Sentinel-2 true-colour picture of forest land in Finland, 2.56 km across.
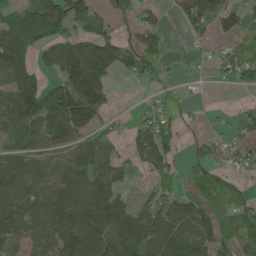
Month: May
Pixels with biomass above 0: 66%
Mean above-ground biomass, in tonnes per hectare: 62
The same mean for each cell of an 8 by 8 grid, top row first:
59 119 83 45 30 33 70 57
110 62 76 105 85 1 13 37
69 40 129 45 51 14 8 49
105 107 147 27 23 18 4 15
53 74 55 33 63 40 24 21
86 63 87 77 23 34 49 19
73 95 107 131 49 85 65 55
56 66 110 128 96 89 77 59
